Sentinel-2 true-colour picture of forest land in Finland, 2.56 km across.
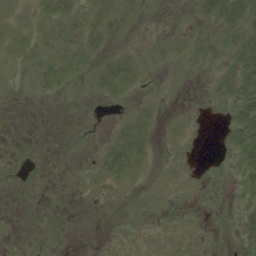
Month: August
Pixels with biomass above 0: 35%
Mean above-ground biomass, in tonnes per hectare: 5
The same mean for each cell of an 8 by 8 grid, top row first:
3 9 7 7 1 0 13 23
5 4 9 5 2 6 4 15
0 9 4 18 4 1 3 24
0 0 1 1 4 1 1 21
1 0 1 7 9 2 0 19
2 2 2 10 2 1 4 8
1 1 0 0 2 4 4 7
1 2 0 1 1 3 3 7
